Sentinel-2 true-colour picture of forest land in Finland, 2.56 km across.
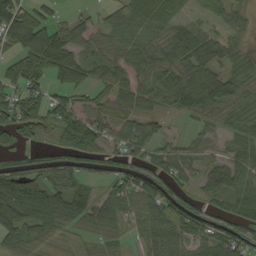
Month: September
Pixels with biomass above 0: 79%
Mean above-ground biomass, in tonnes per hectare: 61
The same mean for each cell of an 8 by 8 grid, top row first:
105 44 23 30 68 44 27 32
73 135 58 40 54 68 65 28
61 51 74 60 54 72 72 56
90 74 73 68 56 38 60 53
46 30 121 54 77 36 43 61
93 58 56 50 58 65 60 71
110 78 85 60 61 81 39 70
58 38 21 35 42 85 68 65
